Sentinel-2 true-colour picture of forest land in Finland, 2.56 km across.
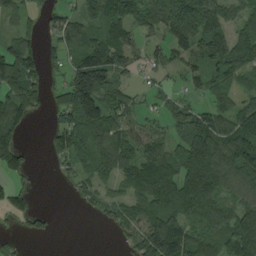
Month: August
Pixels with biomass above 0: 74%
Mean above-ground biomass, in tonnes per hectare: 88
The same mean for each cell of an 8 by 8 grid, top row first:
59 40 67 115 94 147 120 71
107 36 101 148 58 76 127 107
124 42 166 101 25 29 94 54
115 30 165 111 45 79 93 99
96 28 98 122 107 73 163 153
49 1 50 82 128 121 154 110
70 11 17 58 114 127 122 111
21 10 0 10 142 162 97 180
